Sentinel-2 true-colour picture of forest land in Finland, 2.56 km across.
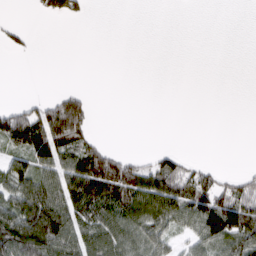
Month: March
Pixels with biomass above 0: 42%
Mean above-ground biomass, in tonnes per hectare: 54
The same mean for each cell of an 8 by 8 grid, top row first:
2 39 31 0 0 0 0 0
21 1 0 0 0 0 0 0
0 1 0 0 0 0 0 0
91 130 128 0 0 0 0 0
102 156 99 14 0 1 0 0
102 83 160 177 89 108 53 40
125 195 109 113 119 94 147 134
159 161 81 86 81 31 77 117
